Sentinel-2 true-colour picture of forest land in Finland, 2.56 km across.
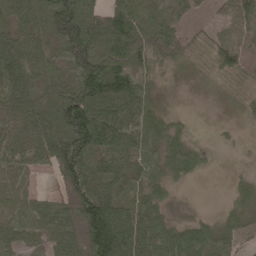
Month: May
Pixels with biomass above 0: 82%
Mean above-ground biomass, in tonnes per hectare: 62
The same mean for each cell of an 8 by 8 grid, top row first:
63 92 119 86 61 30 13 72
101 64 112 83 74 66 42 56
92 71 106 117 45 15 24 39
95 93 134 74 64 17 1 28
72 103 113 31 62 51 8 6
59 20 86 86 58 44 8 15
55 63 78 92 64 18 3 40
52 51 73 172 91 79 65 27
